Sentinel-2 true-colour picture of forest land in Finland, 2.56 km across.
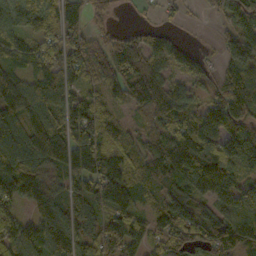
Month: October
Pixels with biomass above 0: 86%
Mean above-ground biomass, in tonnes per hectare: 100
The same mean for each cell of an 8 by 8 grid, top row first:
79 88 82 29 12 22 23 106
83 73 96 90 98 57 9 128
81 98 78 102 123 57 50 97
133 125 137 44 76 116 96 121
135 206 143 83 69 141 139 130
165 97 156 167 97 139 150 87
82 102 94 108 64 145 83 73
139 133 110 135 106 98 101 108
